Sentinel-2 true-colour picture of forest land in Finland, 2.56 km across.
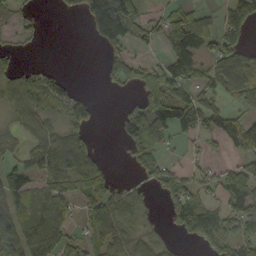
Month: September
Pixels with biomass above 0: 59%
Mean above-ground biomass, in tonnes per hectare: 56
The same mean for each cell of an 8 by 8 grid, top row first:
31 3 32 187 51 56 48 80
18 2 0 49 20 64 50 67
59 58 5 46 94 90 47 80
59 58 81 5 92 101 64 37
24 80 68 2 86 17 23 65
62 67 80 23 42 65 35 84
75 85 38 82 50 82 58 83
93 105 38 51 41 14 76 85
